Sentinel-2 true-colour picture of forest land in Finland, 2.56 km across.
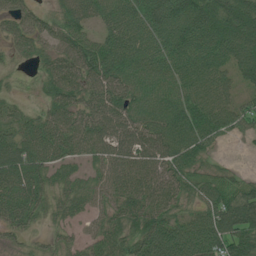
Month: July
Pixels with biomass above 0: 88%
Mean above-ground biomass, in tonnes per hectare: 73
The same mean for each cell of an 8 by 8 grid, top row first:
53 37 76 76 94 133 108 108
37 41 80 92 79 101 110 103
9 52 72 93 72 76 81 52
33 48 69 81 77 97 96 67
81 93 68 80 84 104 72 14
104 61 40 73 83 83 50 27
92 46 43 56 85 54 75 113
22 24 36 63 97 119 115 105
